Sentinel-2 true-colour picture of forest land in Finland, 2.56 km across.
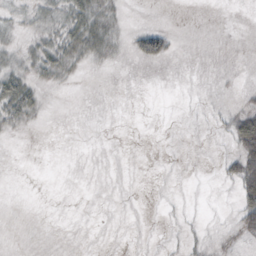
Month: October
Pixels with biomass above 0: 21%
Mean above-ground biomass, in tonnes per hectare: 6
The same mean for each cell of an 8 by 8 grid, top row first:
9 18 32 14 0 0 0 0
10 23 27 15 33 5 0 0
25 11 3 0 0 0 0 0
26 2 0 0 0 0 2 18
0 0 0 0 0 0 0 37
0 0 0 0 0 0 0 36
0 0 0 0 0 1 0 25
0 0 0 0 0 2 6 8
